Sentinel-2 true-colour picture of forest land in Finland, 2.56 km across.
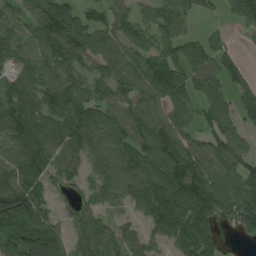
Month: August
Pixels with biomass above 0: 83%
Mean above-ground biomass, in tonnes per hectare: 87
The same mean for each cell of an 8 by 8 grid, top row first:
45 120 74 70 59 83 22 76
70 78 101 87 90 74 74 23
87 88 65 81 97 91 99 59
124 100 98 85 88 82 71 77
102 113 94 106 94 88 74 70
109 78 47 88 133 105 96 86
198 69 48 29 99 144 116 126
100 126 75 93 73 108 124 19
